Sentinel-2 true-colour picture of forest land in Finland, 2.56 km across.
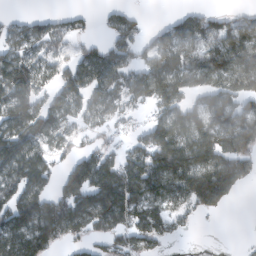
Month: February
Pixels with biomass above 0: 69%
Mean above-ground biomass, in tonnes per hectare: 95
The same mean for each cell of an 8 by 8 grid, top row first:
22 46 35 59 20 44 82 53
82 80 48 83 67 126 104 144
151 50 94 95 122 137 112 122
104 98 75 62 29 108 118 112
147 85 44 48 86 161 160 145
150 104 155 175 177 152 154 100
156 139 168 202 119 56 75 2
122 116 47 66 83 23 0 2
